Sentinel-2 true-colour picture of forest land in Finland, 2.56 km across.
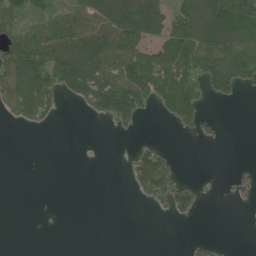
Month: June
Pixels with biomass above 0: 42%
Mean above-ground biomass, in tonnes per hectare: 51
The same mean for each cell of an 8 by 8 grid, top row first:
58 48 88 133 134 79 136 141
98 109 148 133 81 124 119 105
123 104 137 124 133 82 86 86
56 51 15 113 43 71 23 0
0 0 0 0 16 1 8 0
0 0 0 0 101 46 2 12
0 0 0 0 4 54 1 2
0 0 0 0 0 0 13 0
